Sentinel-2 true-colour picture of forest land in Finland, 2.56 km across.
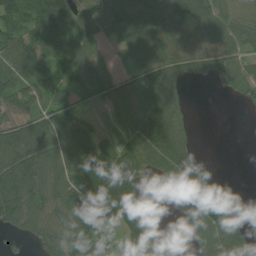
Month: July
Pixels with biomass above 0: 76%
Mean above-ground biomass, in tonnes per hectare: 82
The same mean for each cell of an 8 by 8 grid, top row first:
94 113 97 117 132 94 92 65
83 75 89 34 134 73 78 73
74 71 69 55 139 95 52 68
64 57 47 44 111 61 0 7
128 101 119 74 106 102 0 3
153 109 97 150 61 126 77 0
155 101 144 119 32 93 162 8
32 93 133 39 116 31 76 64
